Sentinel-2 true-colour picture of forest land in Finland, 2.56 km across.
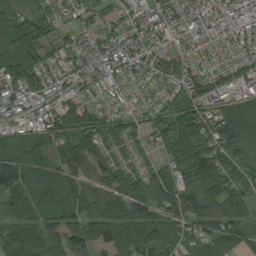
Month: August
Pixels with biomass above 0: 90%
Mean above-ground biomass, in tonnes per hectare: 80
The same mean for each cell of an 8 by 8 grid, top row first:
70 65 47 55 71 80 85 93
113 64 73 83 75 61 60 74
88 64 53 53 50 80 98 84
46 60 132 48 46 102 96 65
85 74 108 57 33 107 106 89
117 87 88 85 57 86 110 87
69 58 86 96 85 114 91 90
84 76 101 96 95 77 94 64
